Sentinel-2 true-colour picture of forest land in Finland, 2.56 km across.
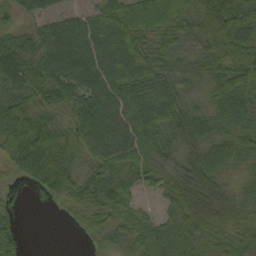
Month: September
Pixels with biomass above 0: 90%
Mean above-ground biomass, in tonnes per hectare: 58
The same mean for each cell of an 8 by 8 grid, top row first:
33 51 44 70 65 53 94 74
71 81 87 91 48 39 59 92
79 74 86 84 71 55 57 70
79 46 70 80 75 60 52 67
59 90 64 90 66 44 70 50
22 98 48 48 38 55 78 27
11 4 35 47 24 52 86 58
40 0 9 38 40 59 59 62
